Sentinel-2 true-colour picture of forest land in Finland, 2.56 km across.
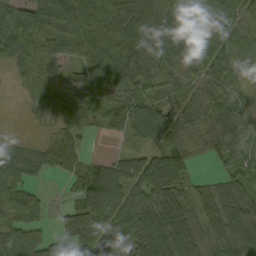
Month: September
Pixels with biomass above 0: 86%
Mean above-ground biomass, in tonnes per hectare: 69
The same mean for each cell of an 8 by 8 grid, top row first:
81 117 157 142 122 95 93 48
98 67 59 69 110 83 59 60
24 57 47 73 83 37 69 35
0 41 54 73 80 76 73 41
25 41 46 8 47 83 66 57
56 29 65 96 109 103 17 67
75 17 76 92 81 90 70 68
57 47 83 78 97 112 54 71
